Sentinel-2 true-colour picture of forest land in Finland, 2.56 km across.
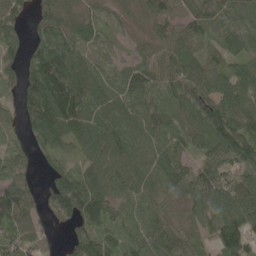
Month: May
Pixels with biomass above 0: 90%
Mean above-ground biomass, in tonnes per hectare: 80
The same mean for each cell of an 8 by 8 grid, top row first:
78 88 63 40 61 91 82 76
55 94 69 38 45 88 52 74
52 149 111 59 87 95 99 100
44 135 99 93 95 92 90 97
27 70 70 109 83 76 94 86
57 44 71 89 89 96 91 75
87 74 119 73 74 49 90 109
84 50 78 61 85 84 53 104
